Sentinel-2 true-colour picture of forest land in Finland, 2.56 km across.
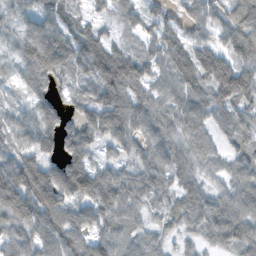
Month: November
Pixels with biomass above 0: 91%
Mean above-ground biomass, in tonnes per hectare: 78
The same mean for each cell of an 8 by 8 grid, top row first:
41 77 50 41 59 46 77 99
50 140 76 41 41 90 84 105
32 84 63 60 72 77 115 134
43 75 70 117 85 68 73 77
71 70 117 70 66 71 51 65
143 147 163 80 72 68 42 71
139 134 73 92 51 57 69 82
70 91 84 75 52 29 45 92
